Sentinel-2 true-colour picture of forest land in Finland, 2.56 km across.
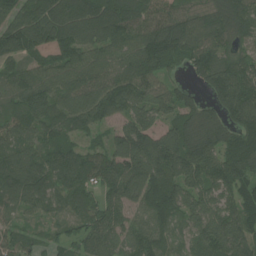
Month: July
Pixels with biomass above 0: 95%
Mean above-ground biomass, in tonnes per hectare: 105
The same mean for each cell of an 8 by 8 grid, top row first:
112 138 142 150 94 91 104 107
109 95 126 98 120 105 125 79
91 94 108 103 102 40 114 137
100 97 126 99 95 99 88 135
87 84 63 82 153 163 139 120
120 109 118 103 155 127 117 125
58 72 98 90 82 110 124 122
76 50 78 91 83 56 133 136
